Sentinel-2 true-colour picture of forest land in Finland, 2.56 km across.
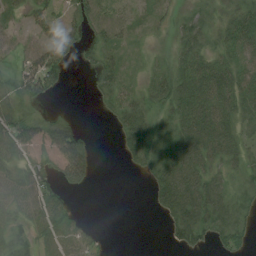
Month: August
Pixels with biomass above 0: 67%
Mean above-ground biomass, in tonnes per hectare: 32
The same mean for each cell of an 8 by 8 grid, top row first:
17 35 31 26 13 16 24 33
31 55 26 29 6 19 30 44
27 56 0 31 14 45 62 46
44 8 2 21 41 41 69 42
63 39 42 2 44 51 69 34
38 32 45 0 10 75 50 22
41 49 5 0 1 61 68 25
26 37 40 2 0 21 21 25
